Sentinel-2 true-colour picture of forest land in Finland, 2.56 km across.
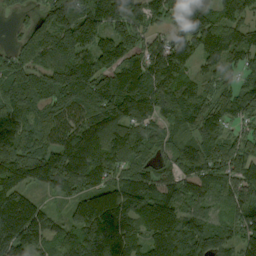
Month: September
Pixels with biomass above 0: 92%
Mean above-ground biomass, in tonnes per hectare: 149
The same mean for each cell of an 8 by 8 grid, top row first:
36 136 187 178 149 125 162 121
73 134 222 191 136 199 167 157
153 160 238 174 186 186 73 81
157 125 147 204 152 152 139 116
158 123 181 114 127 107 165 130
160 155 181 123 123 93 122 163
194 63 156 264 144 137 89 106
173 105 173 257 142 224 164 135
